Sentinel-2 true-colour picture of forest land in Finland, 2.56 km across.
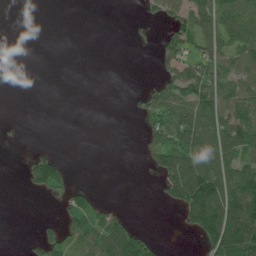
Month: June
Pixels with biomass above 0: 39%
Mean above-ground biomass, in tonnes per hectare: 45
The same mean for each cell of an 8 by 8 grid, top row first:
0 0 0 0 15 59 81 108
0 0 0 0 5 74 68 86
0 0 0 0 7 86 98 81
0 0 0 0 55 97 102 87
0 2 0 0 42 105 111 93
1 76 1 0 3 132 149 115
0 0 65 26 0 40 161 143
0 47 75 110 48 0 93 144
